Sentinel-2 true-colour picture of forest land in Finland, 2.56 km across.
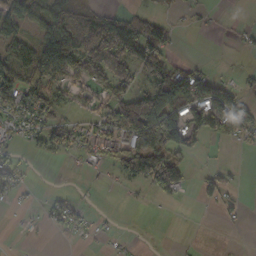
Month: October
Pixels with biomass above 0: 47%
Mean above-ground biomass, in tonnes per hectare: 51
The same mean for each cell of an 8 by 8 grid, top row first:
80 104 118 71 41 11 9 3
72 126 129 148 135 15 0 13
70 109 66 100 42 106 54 15
66 67 19 78 188 96 130 70
24 45 51 74 137 93 28 26
43 3 7 21 106 100 33 5
9 24 20 2 3 1 9 15
1 3 14 7 1 2 0 1
